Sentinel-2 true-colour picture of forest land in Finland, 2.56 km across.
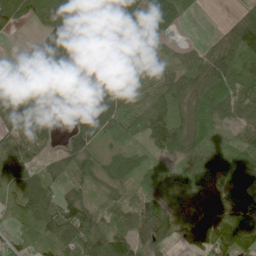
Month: June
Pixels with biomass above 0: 86%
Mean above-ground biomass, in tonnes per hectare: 85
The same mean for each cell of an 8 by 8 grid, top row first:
98 107 130 110 76 79 2 52
2 101 99 82 100 57 57 109
34 103 92 98 75 91 109 93
83 24 80 139 101 122 109 69
56 36 112 69 66 125 90 97
90 84 99 91 104 78 98 195
66 91 111 66 93 54 76 80
41 70 101 103 82 43 96 117
